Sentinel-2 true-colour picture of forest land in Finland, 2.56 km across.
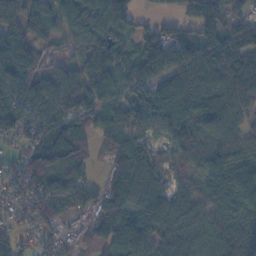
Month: November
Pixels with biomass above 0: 87%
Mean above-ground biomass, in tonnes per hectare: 80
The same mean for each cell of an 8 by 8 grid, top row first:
88 69 130 107 24 46 79 59
106 34 36 83 101 82 99 140
123 63 77 63 115 88 75 92
110 77 95 53 100 109 122 61
42 91 67 61 52 70 71 68
74 113 82 57 71 44 84 83
65 100 82 105 93 68 83 77
58 42 45 90 118 87 70 102
